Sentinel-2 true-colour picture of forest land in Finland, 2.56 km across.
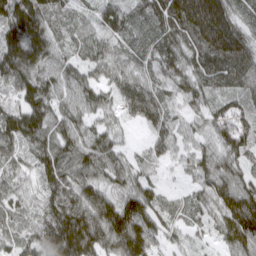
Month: March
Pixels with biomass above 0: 97%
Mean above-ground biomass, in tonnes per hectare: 74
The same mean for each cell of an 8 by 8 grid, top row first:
127 98 38 62 58 126 177 60
129 102 57 40 56 75 101 93
94 74 67 50 55 68 53 46
82 87 60 40 56 43 58 61
71 99 80 64 25 45 47 86
50 85 74 75 57 19 53 61
63 87 106 100 104 40 55 71
59 111 161 118 117 31 29 86
